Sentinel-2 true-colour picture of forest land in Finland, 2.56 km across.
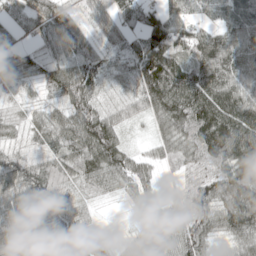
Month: May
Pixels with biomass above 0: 93%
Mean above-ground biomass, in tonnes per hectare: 69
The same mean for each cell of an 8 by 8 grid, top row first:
51 86 46 53 65 43 29 81
47 43 66 33 88 93 98 77
56 72 122 40 114 135 118 86
27 43 85 48 54 118 128 110
32 49 94 97 10 72 121 122
98 82 59 63 49 13 51 117
81 77 35 5 36 35 81 116
83 62 48 18 58 66 69 71
